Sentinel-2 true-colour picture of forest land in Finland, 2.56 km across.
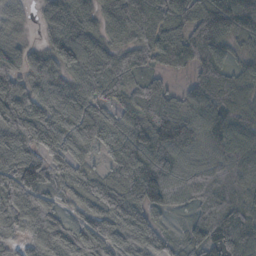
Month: October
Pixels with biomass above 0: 95%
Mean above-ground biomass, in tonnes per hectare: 89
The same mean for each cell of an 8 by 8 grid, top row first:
50 66 99 95 108 107 142 147
51 67 107 74 95 121 125 45
109 86 69 109 61 20 102 84
114 88 92 64 102 85 95 95
76 102 82 82 121 116 87 97
118 79 63 60 123 78 73 91
105 78 53 118 89 39 75 103
62 101 95 105 89 37 97 119
